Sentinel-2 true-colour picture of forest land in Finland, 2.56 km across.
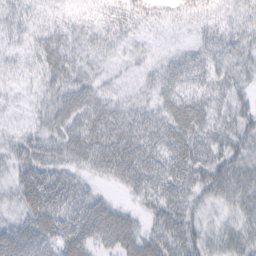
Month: February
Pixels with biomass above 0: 85%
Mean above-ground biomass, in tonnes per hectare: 30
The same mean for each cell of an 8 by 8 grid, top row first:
23 16 10 17 20 17 24 30
16 33 17 14 9 10 36 42
10 24 27 12 13 32 35 35
5 23 35 28 24 41 39 36
23 30 38 44 41 48 37 38
27 47 19 22 39 41 48 40
23 56 40 36 20 35 18 28
51 45 58 43 42 37 29 33
